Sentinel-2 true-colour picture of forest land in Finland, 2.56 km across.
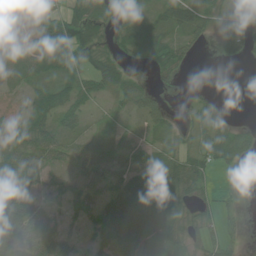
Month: July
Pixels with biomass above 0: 70%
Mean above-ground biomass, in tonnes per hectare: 38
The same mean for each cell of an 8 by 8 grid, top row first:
20 71 51 30 32 56 41 56
22 76 68 28 56 48 7 47
16 36 47 65 20 12 0 0
13 71 35 15 48 12 46 0
47 53 12 15 29 32 48 44
70 17 20 23 62 72 27 3
76 21 25 61 75 58 24 11
56 59 17 59 70 55 36 13
